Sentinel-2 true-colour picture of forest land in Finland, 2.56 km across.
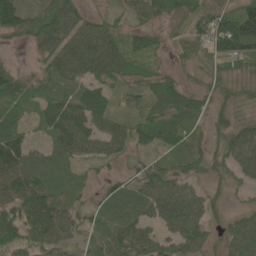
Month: May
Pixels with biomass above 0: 86%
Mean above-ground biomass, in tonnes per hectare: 54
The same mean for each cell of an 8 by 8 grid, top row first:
105 59 50 29 38 37 58 79
12 48 90 85 38 23 48 76
57 52 62 53 46 36 39 46
39 55 81 59 37 69 42 30
72 32 74 70 35 56 29 77
88 60 28 22 48 52 31 39
74 95 32 49 45 91 50 20
63 77 39 72 64 58 40 85
